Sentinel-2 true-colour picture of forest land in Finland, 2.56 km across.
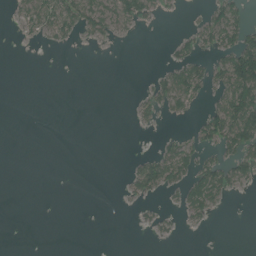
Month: July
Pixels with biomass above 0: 25%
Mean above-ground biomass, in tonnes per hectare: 18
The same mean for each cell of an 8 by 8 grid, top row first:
15 55 58 54 35 3 26 34
1 7 4 3 0 17 26 77
0 0 0 0 3 55 38 125
0 0 0 0 18 19 28 112
0 0 0 0 0 23 24 63
0 0 0 0 53 43 59 35
0 0 0 0 9 13 40 0
0 0 0 0 1 7 0 0
